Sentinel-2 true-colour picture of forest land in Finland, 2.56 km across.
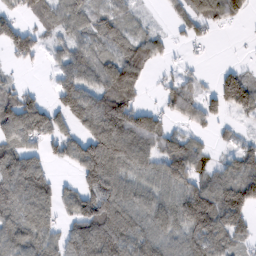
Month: February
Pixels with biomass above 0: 73%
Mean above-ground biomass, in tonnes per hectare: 72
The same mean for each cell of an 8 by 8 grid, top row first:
39 62 71 59 15 28 84 40
72 30 64 57 80 19 11 1
18 8 87 123 53 40 8 86
140 84 104 138 75 65 63 59
83 57 78 141 96 74 21 34
101 60 78 114 72 110 57 97
76 71 98 100 77 90 131 113
89 66 114 120 94 73 108 48
